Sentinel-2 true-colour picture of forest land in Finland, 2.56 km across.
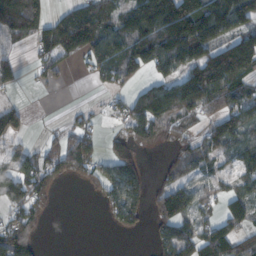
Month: November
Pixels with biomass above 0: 63%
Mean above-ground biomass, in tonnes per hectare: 76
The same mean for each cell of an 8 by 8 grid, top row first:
139 66 130 90 181 204 154 89
21 89 121 114 126 168 108 121
7 31 8 59 44 99 162 100
77 0 21 31 119 110 59 111
44 37 96 47 64 47 75 64
102 83 54 87 53 53 35 58
64 24 0 70 63 129 36 73
145 1 0 1 3 109 98 75
